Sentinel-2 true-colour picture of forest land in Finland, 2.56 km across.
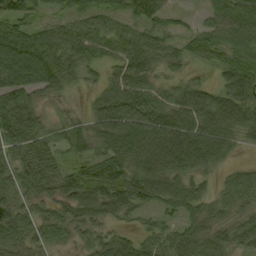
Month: September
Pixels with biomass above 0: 88%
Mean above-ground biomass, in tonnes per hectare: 65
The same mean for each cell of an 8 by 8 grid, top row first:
77 35 52 52 61 20 35 75
111 78 75 54 72 41 71 76
82 82 43 44 61 36 24 96
85 28 19 101 102 81 94 91
65 56 50 88 108 118 108 45
64 74 69 88 92 81 37 45
66 50 81 73 49 59 57 55
62 57 34 24 41 64 69 58
